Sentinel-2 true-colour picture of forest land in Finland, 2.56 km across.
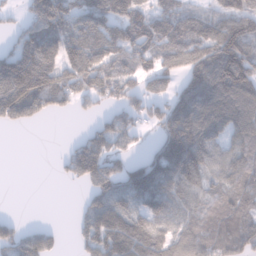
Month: January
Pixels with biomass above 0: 73%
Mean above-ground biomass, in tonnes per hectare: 99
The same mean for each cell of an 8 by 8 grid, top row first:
31 194 108 102 92 100 79 155
87 126 146 100 98 115 133 145
194 143 124 134 68 65 148 141
138 64 30 62 74 144 143 141
0 2 69 85 25 188 101 85
0 1 86 97 152 140 75 97
0 0 36 132 109 87 85 106
108 59 57 171 169 129 127 128
